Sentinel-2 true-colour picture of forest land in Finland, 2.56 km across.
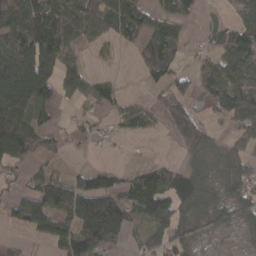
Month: March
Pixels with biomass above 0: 63%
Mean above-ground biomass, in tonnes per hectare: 62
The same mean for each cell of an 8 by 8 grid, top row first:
114 81 70 82 62 61 6 40
78 116 32 16 58 52 16 75
180 129 87 20 18 50 67 73
113 29 17 26 37 84 30 87
132 51 17 20 0 37 56 54
26 52 34 41 62 71 49 80
38 91 131 207 106 86 48 55
10 35 116 123 56 64 8 12
